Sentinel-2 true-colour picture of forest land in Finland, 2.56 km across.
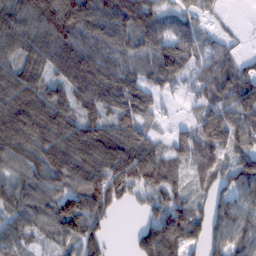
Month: February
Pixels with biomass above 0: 87%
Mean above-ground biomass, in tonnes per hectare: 97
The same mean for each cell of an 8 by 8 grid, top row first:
118 170 154 131 115 59 25 1
106 114 128 110 65 108 53 17
118 85 143 137 80 76 108 96
134 138 83 99 66 11 85 124
138 125 152 150 107 73 104 101
86 123 135 153 88 63 53 108
91 108 138 82 44 92 57 98
92 51 124 20 83 130 70 93
